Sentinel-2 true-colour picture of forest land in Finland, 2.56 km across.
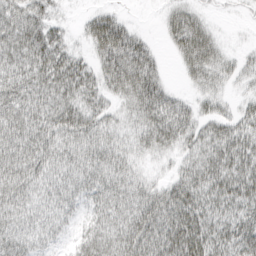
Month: March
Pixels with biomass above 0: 84%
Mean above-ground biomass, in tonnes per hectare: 41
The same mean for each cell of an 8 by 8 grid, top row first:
60 39 9 30 1 34 14 8
58 61 15 75 40 31 44 8
50 49 48 51 65 6 32 21
52 48 54 28 57 50 25 28
53 47 47 45 37 41 44 56
50 36 38 44 24 28 53 64
39 29 27 46 59 63 47 49
39 21 28 40 67 63 59 64
